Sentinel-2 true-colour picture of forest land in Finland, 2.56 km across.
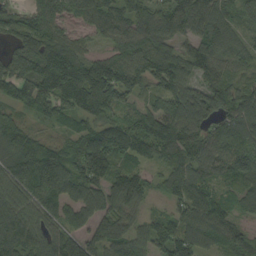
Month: September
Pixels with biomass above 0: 91%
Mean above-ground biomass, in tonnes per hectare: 97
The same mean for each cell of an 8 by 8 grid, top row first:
68 108 64 93 105 109 112 55
74 107 58 69 127 74 111 68
123 142 137 177 116 107 68 46
56 83 117 92 84 112 123 116
100 75 92 159 121 101 93 113
125 171 111 107 57 109 73 93
105 93 71 82 41 54 121 54
115 93 90 103 81 141 82 74
